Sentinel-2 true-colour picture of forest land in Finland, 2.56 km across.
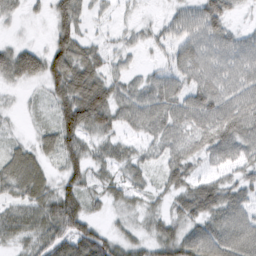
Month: February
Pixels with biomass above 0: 84%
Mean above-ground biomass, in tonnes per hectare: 48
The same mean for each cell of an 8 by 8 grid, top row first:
19 30 52 15 6 32 71 9
10 42 68 26 19 43 56 51
9 57 88 48 31 45 58 56
10 18 117 71 65 60 76 76
25 35 72 39 26 53 61 69
66 36 57 30 30 52 33 42
48 65 67 21 25 38 79 58
35 61 94 52 38 74 81 79
